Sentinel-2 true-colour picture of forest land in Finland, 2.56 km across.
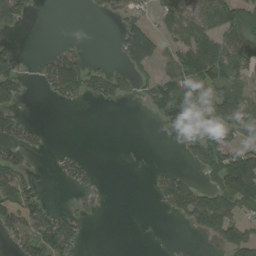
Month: August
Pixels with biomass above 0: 42%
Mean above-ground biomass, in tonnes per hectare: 56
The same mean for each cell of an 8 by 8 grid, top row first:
83 0 1 28 38 87 100 97
26 9 19 8 134 63 122 84
77 69 119 80 39 102 90 54
48 0 4 1 11 114 93 99
69 9 1 0 0 10 146 82
78 2 50 0 2 57 56 228
109 45 22 1 0 79 158 89
54 138 52 0 1 1 25 106
